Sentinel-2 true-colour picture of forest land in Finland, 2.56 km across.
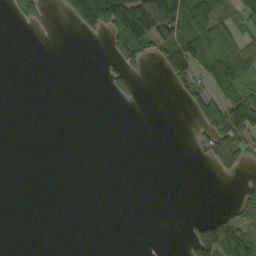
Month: September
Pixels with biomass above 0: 25%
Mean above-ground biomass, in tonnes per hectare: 32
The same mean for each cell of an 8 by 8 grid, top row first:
44 13 94 143 194 132 95 43
0 0 0 44 83 105 126 62
0 0 0 34 8 60 73 87
0 0 0 0 0 0 70 135
0 0 0 0 0 0 38 62
0 0 0 0 0 0 1 15
0 0 0 0 0 0 1 45
0 0 0 0 0 0 120 132
